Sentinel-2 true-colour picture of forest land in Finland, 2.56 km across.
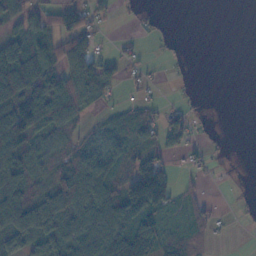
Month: November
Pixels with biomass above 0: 58%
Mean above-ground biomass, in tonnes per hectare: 46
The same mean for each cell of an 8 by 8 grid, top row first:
61 46 58 23 12 0 0 0
79 59 77 9 11 7 0 0
121 77 95 44 17 6 0 0
121 110 49 23 37 26 4 0
107 43 33 52 58 39 15 0
72 62 95 70 119 32 12 2
106 94 80 95 115 32 30 7
75 59 68 66 77 43 19 0
